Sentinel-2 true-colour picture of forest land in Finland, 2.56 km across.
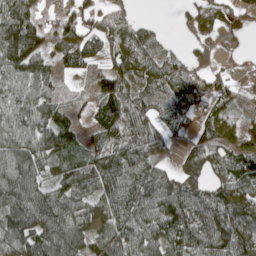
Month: May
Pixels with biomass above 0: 81%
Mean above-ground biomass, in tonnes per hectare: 76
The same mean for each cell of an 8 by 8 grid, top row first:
107 21 69 62 9 9 57 31
181 70 93 55 57 12 36 15
89 68 20 85 69 77 50 32
88 89 29 103 72 76 51 31
111 105 54 83 70 23 59 65
113 60 91 117 98 54 62 105
115 138 77 98 95 122 112 113
102 125 83 106 99 84 117 123
